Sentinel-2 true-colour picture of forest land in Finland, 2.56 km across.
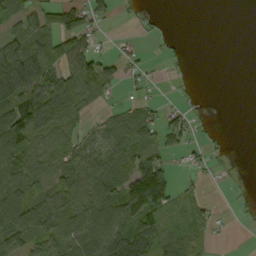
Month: September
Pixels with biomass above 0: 58%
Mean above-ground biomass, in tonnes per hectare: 46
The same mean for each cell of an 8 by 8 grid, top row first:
61 46 58 23 12 0 0 0
79 59 77 9 11 7 0 0
121 77 95 44 17 6 0 0
121 110 49 23 37 26 4 0
107 43 33 52 58 39 15 0
72 62 95 70 119 32 12 2
106 94 80 95 115 32 30 7
75 59 68 66 77 43 19 0
